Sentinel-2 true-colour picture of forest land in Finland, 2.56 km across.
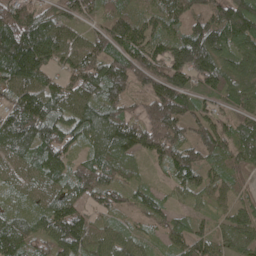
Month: May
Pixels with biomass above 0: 94%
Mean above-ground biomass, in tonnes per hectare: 99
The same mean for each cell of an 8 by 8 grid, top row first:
134 75 74 80 63 91 115 169
207 165 86 99 136 111 172 113
136 87 119 156 115 136 132 108
139 133 96 94 81 164 74 84
125 130 62 127 119 117 123 117
51 89 92 85 25 88 68 43
36 86 73 70 59 36 32 52
111 88 132 75 43 63 84 67
